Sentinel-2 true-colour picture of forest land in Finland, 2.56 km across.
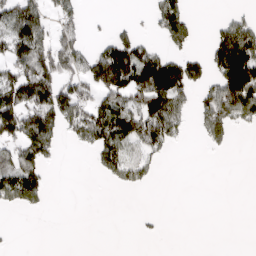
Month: April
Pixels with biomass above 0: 40%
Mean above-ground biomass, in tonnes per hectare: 62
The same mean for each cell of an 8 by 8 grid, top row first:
119 62 39 7 8 93 2 37
116 110 70 104 61 46 48 144
132 132 93 148 150 147 61 194
143 155 114 132 159 88 113 87
96 101 39 129 111 25 27 1
116 33 0 47 45 0 0 0
36 11 0 0 1 0 0 0
1 0 0 0 5 0 0 0
